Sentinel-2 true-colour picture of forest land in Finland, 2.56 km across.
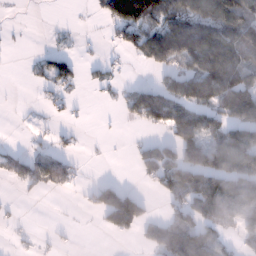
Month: January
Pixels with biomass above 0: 46%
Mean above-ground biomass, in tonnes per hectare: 57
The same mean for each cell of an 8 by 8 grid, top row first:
1 0 1 105 148 95 99 109
2 9 5 14 70 121 164 126
0 44 24 16 7 89 150 105
1 8 4 5 112 102 87 136
5 18 8 2 31 107 87 127
51 87 14 3 32 91 140 100
5 0 6 163 59 55 108 78
9 7 1 11 33 109 84 31
